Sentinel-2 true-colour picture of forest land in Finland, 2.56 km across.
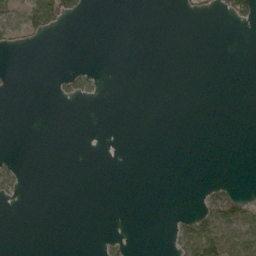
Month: May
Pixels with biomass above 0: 11%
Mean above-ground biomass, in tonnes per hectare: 10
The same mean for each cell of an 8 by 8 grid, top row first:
59 100 20 0 0 2 8 33
19 2 0 0 0 0 0 0
3 1 38 0 0 0 0 0
0 0 0 0 0 0 0 0
0 0 0 0 0 0 0 0
31 0 0 0 0 0 0 0
2 0 0 0 0 0 61 66
0 0 0 9 0 36 118 59
